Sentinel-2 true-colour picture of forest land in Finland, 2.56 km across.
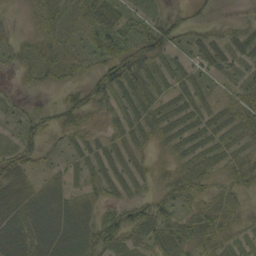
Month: September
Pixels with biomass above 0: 76%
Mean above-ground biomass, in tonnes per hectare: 28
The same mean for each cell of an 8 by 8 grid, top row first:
3 31 45 49 23 18 7 4
19 31 23 67 51 24 28 29
7 20 19 54 44 22 16 24
16 24 46 19 32 23 19 35
27 15 17 22 16 21 21 21
39 15 17 25 15 31 25 40
39 46 34 25 32 34 29 17
44 50 44 50 28 40 36 17
